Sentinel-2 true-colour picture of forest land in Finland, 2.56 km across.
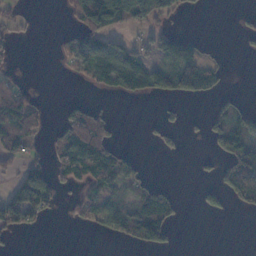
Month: November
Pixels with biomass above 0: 38%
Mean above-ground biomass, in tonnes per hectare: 40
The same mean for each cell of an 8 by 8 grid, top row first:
26 0 66 94 85 27 1 8
12 1 64 57 38 64 10 4
19 0 17 72 94 118 64 0
60 18 56 10 0 13 28 51
61 26 128 51 6 18 24 85
46 78 54 87 28 0 7 134
123 44 32 51 91 32 17 31
6 0 0 20 78 11 0 0
